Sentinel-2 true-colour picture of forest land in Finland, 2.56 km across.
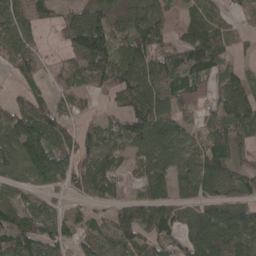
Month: April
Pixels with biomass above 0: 77%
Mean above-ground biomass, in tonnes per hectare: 69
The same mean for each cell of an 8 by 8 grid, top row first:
95 40 66 66 74 30 72 21
87 15 109 99 96 61 120 26
33 40 59 98 114 81 66 54
59 74 35 34 109 79 43 87
80 95 72 70 91 73 68 56
35 91 77 63 63 74 92 51
76 40 26 37 78 68 68 67
112 78 45 79 73 71 115 82
